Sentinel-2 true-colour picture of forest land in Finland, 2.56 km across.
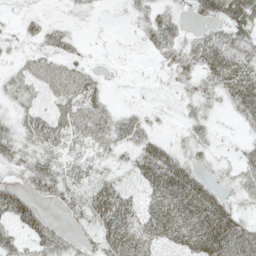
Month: May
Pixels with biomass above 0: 72%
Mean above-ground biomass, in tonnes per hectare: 35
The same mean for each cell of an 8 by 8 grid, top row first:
9 11 9 2 25 22 36 44
14 32 14 2 11 35 59 55
26 46 49 3 3 23 34 65
23 32 55 29 15 6 20 36
34 42 26 40 42 18 23 16
19 55 40 28 45 70 24 39
67 15 38 81 40 66 71 25
40 54 24 67 51 43 73 66
